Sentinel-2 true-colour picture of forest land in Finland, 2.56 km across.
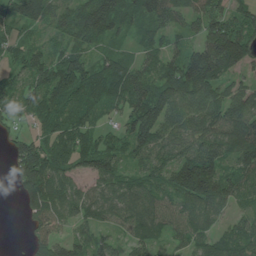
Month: June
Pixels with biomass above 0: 88%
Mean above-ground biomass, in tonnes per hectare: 79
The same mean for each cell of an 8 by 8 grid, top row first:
78 78 97 110 88 74 89 59
53 46 66 37 52 42 148 138
44 99 124 97 77 120 131 46
51 89 86 34 130 101 94 119
50 85 85 53 99 87 99 122
74 123 62 82 68 105 151 73
10 98 75 74 96 63 74 38
1 79 61 47 74 36 63 80
